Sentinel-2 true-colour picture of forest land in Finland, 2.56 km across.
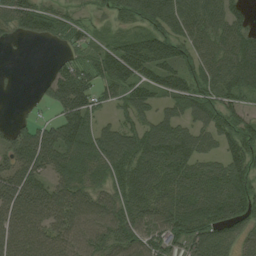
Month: August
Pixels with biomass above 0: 82%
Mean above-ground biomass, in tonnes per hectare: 73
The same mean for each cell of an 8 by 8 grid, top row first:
70 68 29 32 67 83 84 47
2 5 50 57 101 79 61 88
2 39 92 93 86 84 76 93
4 17 114 35 53 56 90 58
75 98 110 99 92 110 47 100
88 62 86 77 94 91 93 95
90 88 81 76 74 97 101 84
82 80 72 81 75 70 95 61
